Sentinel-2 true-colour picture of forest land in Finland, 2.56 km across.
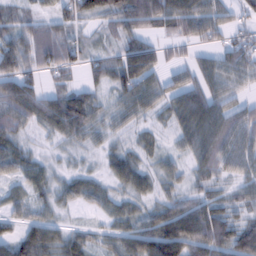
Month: February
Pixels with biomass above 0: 85%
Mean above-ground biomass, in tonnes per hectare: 56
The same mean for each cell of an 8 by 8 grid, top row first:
53 44 80 80 131 114 85 29
87 100 51 30 70 31 36 62
98 32 21 59 78 33 61 51
78 72 81 34 43 58 87 52
46 13 25 22 29 23 80 63
35 33 29 39 45 30 47 45
39 35 22 30 29 70 71 42
59 74 43 43 95 134 110 83
